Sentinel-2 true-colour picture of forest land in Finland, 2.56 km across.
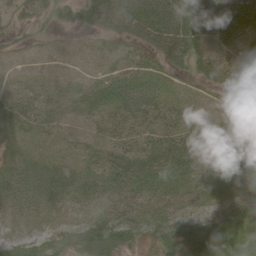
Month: June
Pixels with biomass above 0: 86%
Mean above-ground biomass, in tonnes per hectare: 42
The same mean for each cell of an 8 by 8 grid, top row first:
17 30 40 85 89 90 84 82
15 9 8 20 40 68 59 52
14 17 16 47 50 22 39 51
35 44 34 49 50 33 26 28
17 14 18 40 39 52 21 15
53 53 45 61 65 64 53 57
38 37 36 47 53 45 42 59
23 24 34 50 29 50 63 28
